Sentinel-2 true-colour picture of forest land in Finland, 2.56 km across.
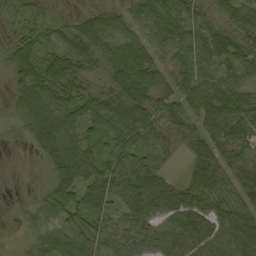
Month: September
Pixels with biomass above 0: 90%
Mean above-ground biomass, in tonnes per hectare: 52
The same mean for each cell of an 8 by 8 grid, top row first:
33 25 27 49 48 60 37 42
47 34 63 57 52 49 59 50
47 79 53 51 73 49 58 47
43 97 55 72 64 45 58 66
4 88 60 54 57 25 53 51
0 33 76 64 72 16 61 41
9 51 55 43 69 75 64 55
8 66 63 44 52 65 69 70
